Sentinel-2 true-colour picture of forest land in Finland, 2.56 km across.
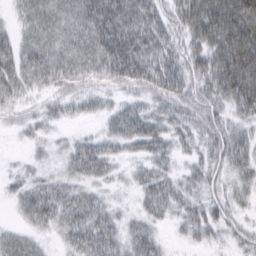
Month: March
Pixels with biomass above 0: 84%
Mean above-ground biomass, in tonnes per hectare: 39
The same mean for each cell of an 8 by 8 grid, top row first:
19 47 48 69 60 47 84 85
38 48 47 73 70 43 64 89
42 38 40 44 61 63 54 86
22 22 19 26 38 40 44 40
4 14 23 26 42 29 36 40
12 17 30 20 29 25 32 33
16 50 42 21 26 27 30 22
34 14 47 42 40 5 17 23
